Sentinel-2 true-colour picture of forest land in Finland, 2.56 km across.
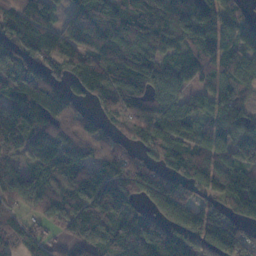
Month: November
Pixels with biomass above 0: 87%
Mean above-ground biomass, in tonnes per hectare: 107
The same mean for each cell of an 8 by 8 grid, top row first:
108 67 106 153 155 155 119 74
112 94 96 144 149 83 103 118
138 114 117 135 134 90 62 84
109 104 49 57 102 90 66 84
101 134 89 57 70 90 91 149
79 106 112 152 109 88 93 107
57 106 163 161 71 149 93 99
88 54 101 119 143 146 178 115
